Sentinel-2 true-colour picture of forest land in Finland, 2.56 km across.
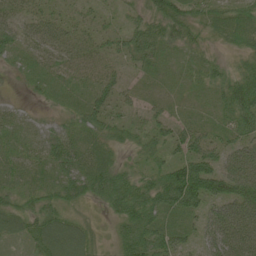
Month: June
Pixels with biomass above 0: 90%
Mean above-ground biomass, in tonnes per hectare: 46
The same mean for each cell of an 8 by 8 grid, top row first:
36 40 23 14 40 58 32 39
45 50 36 29 68 32 17 33
15 32 32 37 18 17 32 63
24 17 40 38 25 21 19 77
32 63 45 37 31 46 51 52
40 47 73 67 37 89 95 104
43 49 24 41 76 69 53 84
34 75 66 22 69 52 56 96
